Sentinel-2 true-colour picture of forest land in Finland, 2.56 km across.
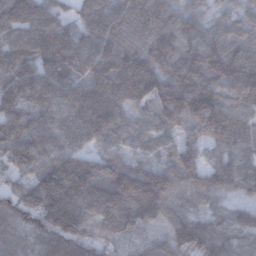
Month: December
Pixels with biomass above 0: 97%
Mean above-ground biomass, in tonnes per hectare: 132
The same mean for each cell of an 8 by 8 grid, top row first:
142 117 82 149 155 99 61 64
113 168 124 139 122 133 160 125
138 164 123 185 175 196 171 198
139 120 157 147 81 204 181 131
124 104 76 83 69 76 86 108
92 192 250 213 183 148 126 137
130 208 153 179 207 87 55 55
88 148 158 90 52 122 138 77
